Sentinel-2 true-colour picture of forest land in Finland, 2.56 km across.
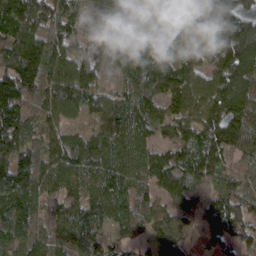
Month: March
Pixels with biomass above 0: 94%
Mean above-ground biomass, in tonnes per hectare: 107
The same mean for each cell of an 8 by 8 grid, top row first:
132 132 61 190 60 88 83 108
137 138 76 184 123 60 97 153
176 109 141 41 123 120 87 151
160 68 81 114 96 85 108 148
132 69 76 123 80 84 121 111
138 97 118 149 90 97 86 77
134 73 135 150 96 70 89 133
110 89 114 66 59 75 64 84
